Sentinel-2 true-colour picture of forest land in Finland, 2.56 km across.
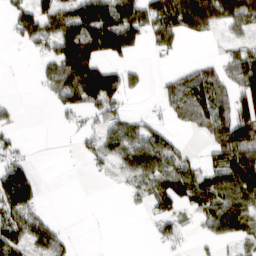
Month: March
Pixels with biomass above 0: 55%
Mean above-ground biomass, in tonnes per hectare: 64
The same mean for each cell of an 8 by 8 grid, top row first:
70 92 136 144 112 133 126 116
8 53 158 116 29 34 2 46
1 48 154 104 23 52 89 107
13 5 61 62 17 50 99 115
31 0 19 71 104 36 45 136
115 0 0 22 85 116 78 137
108 9 0 0 28 66 98 115
89 88 4 0 3 38 28 51
